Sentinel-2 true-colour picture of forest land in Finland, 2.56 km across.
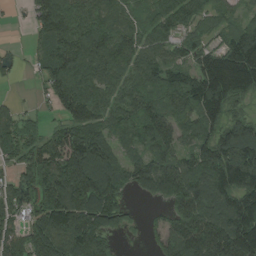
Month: August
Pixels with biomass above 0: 85%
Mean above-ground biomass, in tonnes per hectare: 127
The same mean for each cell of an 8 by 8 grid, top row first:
6 165 111 89 64 124 74 47
9 86 143 154 108 82 81 171
13 107 172 112 123 124 221 237
59 28 145 112 120 107 143 54
129 130 217 100 89 99 127 176
72 139 216 169 136 175 159 203
116 180 219 144 13 130 181 187
117 188 218 64 26 149 223 231
